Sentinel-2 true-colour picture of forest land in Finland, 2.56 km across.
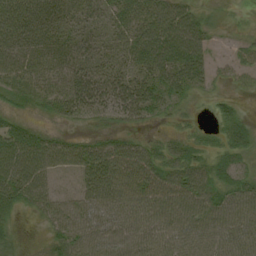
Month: August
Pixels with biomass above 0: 88%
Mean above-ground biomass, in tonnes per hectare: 41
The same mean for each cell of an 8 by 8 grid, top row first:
64 53 40 40 60 64 15 3
46 43 32 29 74 87 40 28
31 30 49 46 44 60 32 23
18 19 32 35 43 23 11 16
63 42 25 34 32 25 20 38
59 46 44 81 56 55 47 34
32 41 46 57 47 49 48 44
16 21 46 47 46 45 45 49
